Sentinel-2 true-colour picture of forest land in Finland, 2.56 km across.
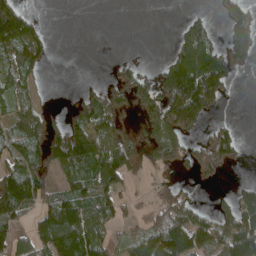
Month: April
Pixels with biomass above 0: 55%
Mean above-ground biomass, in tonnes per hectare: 79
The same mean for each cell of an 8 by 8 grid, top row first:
186 2 0 0 0 4 26 72
96 35 0 0 0 65 99 73
60 6 4 38 68 223 210 9
63 32 69 80 102 251 98 0
101 93 174 105 86 116 100 38
121 64 92 119 22 33 66 3
129 88 112 82 47 179 29 93
86 128 168 50 105 148 102 184
